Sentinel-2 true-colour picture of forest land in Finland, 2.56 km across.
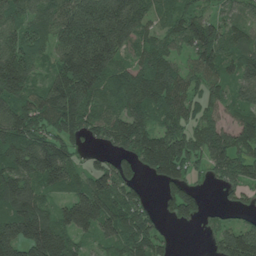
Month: June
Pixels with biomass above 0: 87%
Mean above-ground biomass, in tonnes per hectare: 118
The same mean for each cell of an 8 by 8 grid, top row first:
88 95 178 192 127 96 74 64
121 73 208 183 85 71 154 107
172 94 203 122 132 129 97 118
148 153 174 94 121 126 76 94
173 142 69 96 168 133 152 119
151 142 75 131 49 89 50 104
179 83 218 147 71 90 21 55
175 205 74 104 132 15 24 169
